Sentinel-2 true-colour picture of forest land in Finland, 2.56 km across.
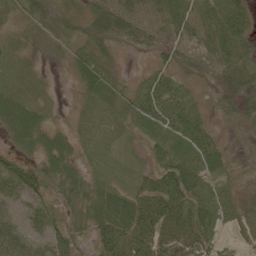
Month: June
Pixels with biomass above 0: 93%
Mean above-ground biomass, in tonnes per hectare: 45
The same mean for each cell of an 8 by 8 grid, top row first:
24 40 32 60 58 68 67 74
26 22 36 28 31 51 61 70
28 12 41 46 28 32 24 56
65 24 17 34 62 61 19 34
32 41 19 21 23 49 50 14
70 59 37 13 36 97 72 27
19 41 46 74 78 89 77 35
52 47 32 73 74 80 65 23
